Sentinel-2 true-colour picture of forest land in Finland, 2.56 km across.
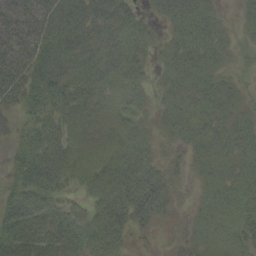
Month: September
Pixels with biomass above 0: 85%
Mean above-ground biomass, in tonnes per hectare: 27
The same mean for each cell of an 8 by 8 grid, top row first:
36 40 49 42 15 33 25 12
37 38 37 30 21 27 32 12
34 47 33 25 15 28 24 15
21 38 24 13 14 28 28 20
23 39 17 16 18 15 30 26
33 49 20 28 36 15 22 24
46 30 10 32 40 9 21 24
54 36 26 25 5 6 24 28
